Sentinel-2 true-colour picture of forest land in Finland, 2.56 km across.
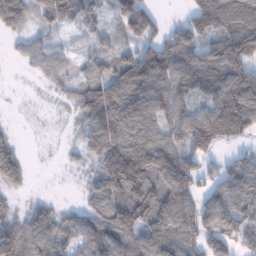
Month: January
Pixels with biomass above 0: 83%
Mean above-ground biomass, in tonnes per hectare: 104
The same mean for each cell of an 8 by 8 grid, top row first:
117 95 80 54 134 11 146 158
21 48 19 67 96 169 97 152
3 39 69 140 179 155 145 157
2 5 92 194 153 116 114 198
45 3 53 174 167 102 139 56
82 1 22 191 180 177 49 125
38 67 58 147 175 202 103 136
164 122 102 143 127 137 101 72
